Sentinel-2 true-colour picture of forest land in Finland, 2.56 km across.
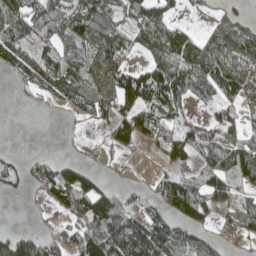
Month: April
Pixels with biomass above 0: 64%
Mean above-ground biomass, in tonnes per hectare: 57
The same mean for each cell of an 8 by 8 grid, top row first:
69 81 98 62 76 28 15 28
76 58 55 79 56 99 66 78
25 75 62 62 90 99 86 85
0 5 31 57 71 46 20 37
0 0 4 39 31 78 54 63
34 69 80 5 5 48 75 70
0 37 104 103 59 75 62 56
105 52 98 121 119 83 34 34
